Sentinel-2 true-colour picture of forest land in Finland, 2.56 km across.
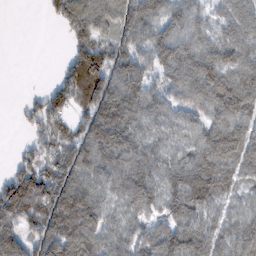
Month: February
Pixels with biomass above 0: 83%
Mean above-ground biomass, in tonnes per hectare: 88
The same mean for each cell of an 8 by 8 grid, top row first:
0 29 123 95 132 86 53 79
0 0 109 85 84 136 78 92
0 9 204 119 89 89 131 94
8 120 81 140 103 69 88 99
8 71 93 140 81 69 106 94
82 100 91 85 102 93 114 56
132 117 157 63 84 94 86 49
119 135 144 75 74 106 93 82
